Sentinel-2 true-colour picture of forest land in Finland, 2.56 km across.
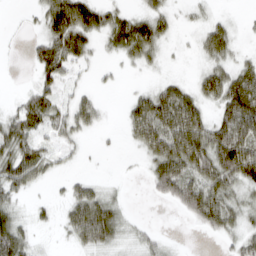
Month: March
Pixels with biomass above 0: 64%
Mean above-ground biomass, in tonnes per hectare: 40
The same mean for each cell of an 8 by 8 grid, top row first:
1 59 88 41 40 17 15 4
1 61 56 27 61 4 50 14
0 44 9 7 3 22 56 78
34 54 43 2 76 101 34 109
63 26 17 2 47 84 86 104
63 22 13 2 12 106 75 84
28 11 65 42 0 29 96 40
72 2 39 36 21 3 5 33
